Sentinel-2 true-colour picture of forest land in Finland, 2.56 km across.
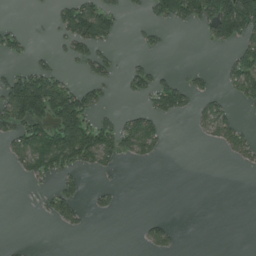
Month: July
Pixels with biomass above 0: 31%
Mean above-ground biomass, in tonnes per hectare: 39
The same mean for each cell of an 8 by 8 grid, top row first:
0 8 110 54 16 84 105 190
36 8 58 22 17 0 11 54
93 101 22 27 51 35 13 74
109 130 142 19 52 59 38 11
51 124 158 77 67 0 9 42
9 49 30 8 0 0 0 0
0 25 31 21 0 0 0 0
2 0 0 0 19 20 0 0
